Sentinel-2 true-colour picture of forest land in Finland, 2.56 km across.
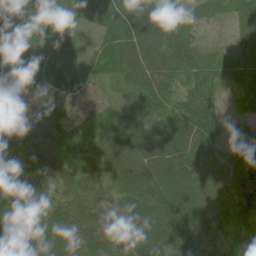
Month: July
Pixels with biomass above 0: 88%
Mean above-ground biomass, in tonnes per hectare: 48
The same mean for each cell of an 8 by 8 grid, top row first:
67 46 50 66 79 43 14 26
69 59 24 54 59 60 14 26
20 79 59 33 69 42 47 18
3 70 23 30 63 57 67 8
10 48 43 45 57 69 65 33
19 10 17 24 46 69 49 57
31 49 46 38 69 86 62 68
45 67 56 63 88 82 62 72
